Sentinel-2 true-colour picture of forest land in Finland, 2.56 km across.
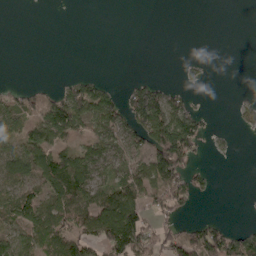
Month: April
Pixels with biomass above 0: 43%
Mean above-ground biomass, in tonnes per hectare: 42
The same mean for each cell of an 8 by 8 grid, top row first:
0 0 0 0 0 0 0 0
0 0 0 0 0 0 0 0
2 3 36 6 21 5 7 0
60 71 96 81 113 79 12 24
67 83 55 75 69 154 16 2
77 84 89 62 83 88 19 0
75 84 87 104 57 55 0 0
78 74 71 92 73 54 81 62
